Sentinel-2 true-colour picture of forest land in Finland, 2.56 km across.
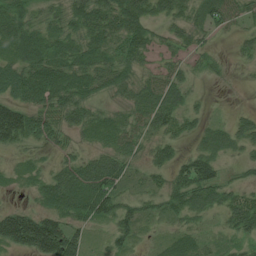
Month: July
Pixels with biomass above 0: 83%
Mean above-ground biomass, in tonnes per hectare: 58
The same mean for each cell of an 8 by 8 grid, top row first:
75 43 72 77 78 53 64 52
61 75 67 51 68 36 22 24
85 103 78 67 44 57 18 5
123 81 66 32 67 71 19 20
60 42 29 52 48 47 42 47
20 36 80 81 36 55 79 21
54 54 85 81 50 53 52 87
135 169 64 44 13 46 27 40
